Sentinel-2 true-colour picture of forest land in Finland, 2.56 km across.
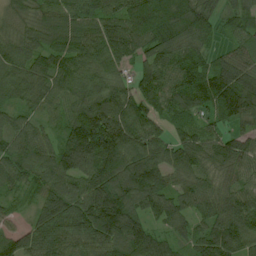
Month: July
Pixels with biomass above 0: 96%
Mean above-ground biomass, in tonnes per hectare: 107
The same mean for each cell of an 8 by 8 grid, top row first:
53 96 103 98 140 147 109 76
86 105 120 121 104 111 72 79
96 114 99 87 87 109 140 153
55 57 120 132 97 107 82 130
88 74 217 171 126 93 97 82
91 102 136 157 184 91 69 74
30 109 131 188 105 87 89 122
87 114 103 122 132 61 115 107
